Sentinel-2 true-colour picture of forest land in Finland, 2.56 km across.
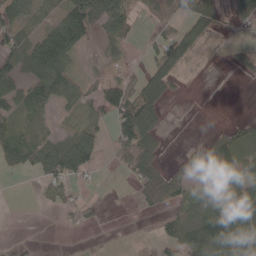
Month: May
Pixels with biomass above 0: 51%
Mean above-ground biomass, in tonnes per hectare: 39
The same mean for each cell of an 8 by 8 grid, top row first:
49 30 138 77 20 31 74 49
50 116 45 23 17 76 12 11
47 95 32 42 40 25 1 5
44 22 30 59 105 0 0 3
57 37 58 41 93 1 49 59
9 46 33 3 52 35 60 50
0 8 29 2 9 29 62 93
6 0 2 1 8 53 109 61
